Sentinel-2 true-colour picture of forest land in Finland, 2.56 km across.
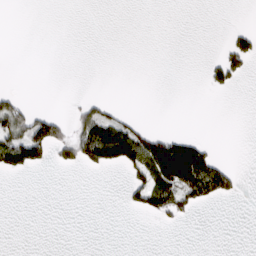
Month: March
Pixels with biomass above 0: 16%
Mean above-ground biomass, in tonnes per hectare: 22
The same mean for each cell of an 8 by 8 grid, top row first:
0 0 0 0 0 0 0 0
0 0 0 0 0 0 0 53
0 0 0 0 0 0 25 16
80 27 37 27 1 0 0 0
127 114 87 156 106 78 22 0
18 0 1 2 63 116 108 13
0 0 0 0 52 66 13 0
0 0 0 0 0 0 0 0
